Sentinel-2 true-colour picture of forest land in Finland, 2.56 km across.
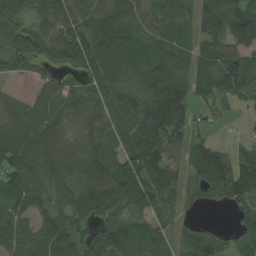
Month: August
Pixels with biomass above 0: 87%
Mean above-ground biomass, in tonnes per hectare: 77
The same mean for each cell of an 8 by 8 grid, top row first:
85 74 84 88 59 73 105 121
81 81 106 114 66 45 65 98
32 48 43 106 95 92 85 129
70 94 80 93 90 115 33 21
108 93 64 73 103 64 60 35
83 90 67 101 113 67 91 116
74 64 67 82 66 54 24 45
88 88 70 86 62 44 66 58
